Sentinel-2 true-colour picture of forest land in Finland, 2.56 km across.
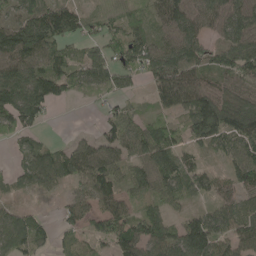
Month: May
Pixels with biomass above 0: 81%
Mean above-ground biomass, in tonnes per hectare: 84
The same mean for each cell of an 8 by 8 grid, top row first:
71 122 67 51 47 141 110 95
179 124 38 63 83 102 71 92
137 128 68 67 41 154 75 97
135 44 1 40 30 75 198 200
32 34 44 81 111 82 75 91
37 86 81 92 89 120 51 94
39 5 81 97 46 33 48 108
95 44 39 81 123 109 141 107
